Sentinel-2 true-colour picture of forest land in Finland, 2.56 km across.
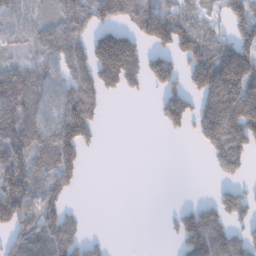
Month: January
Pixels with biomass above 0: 59%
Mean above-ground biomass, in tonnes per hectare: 88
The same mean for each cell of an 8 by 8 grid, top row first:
76 53 147 114 165 90 46 109
47 92 102 230 83 118 113 131
114 74 122 129 88 75 185 189
121 88 186 1 0 163 145 199
141 101 148 0 0 1 94 139
180 95 50 0 0 0 8 53
185 104 13 0 0 25 67 98
78 116 65 8 0 44 144 81
